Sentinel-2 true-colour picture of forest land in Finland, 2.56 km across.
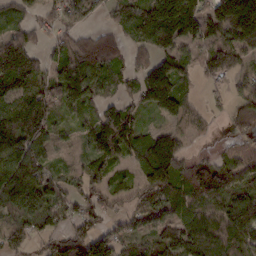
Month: February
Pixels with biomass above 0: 80%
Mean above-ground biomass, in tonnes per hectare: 91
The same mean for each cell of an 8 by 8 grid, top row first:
51 49 93 51 129 191 86 166
137 43 97 71 85 107 95 108
138 82 187 63 102 117 41 51
122 95 48 97 51 78 32 44
137 81 27 161 115 88 9 45
138 71 57 54 69 124 136 84
106 115 66 37 72 101 109 127
74 67 135 95 56 120 134 95
